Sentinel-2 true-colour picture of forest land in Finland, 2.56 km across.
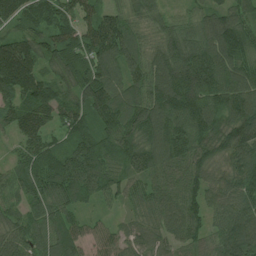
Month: July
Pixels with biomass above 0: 96%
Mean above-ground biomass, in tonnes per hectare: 111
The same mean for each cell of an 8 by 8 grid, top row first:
103 104 109 94 89 57 92 97
145 105 132 153 87 154 157 150
195 82 107 95 122 174 161 122
102 91 91 120 140 162 145 145
49 79 97 98 144 176 129 140
75 126 145 91 107 101 86 101
69 111 65 34 97 112 87 110
100 106 85 87 91 82 82 157
